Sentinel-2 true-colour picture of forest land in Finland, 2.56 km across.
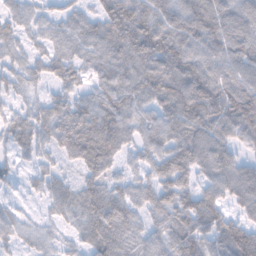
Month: February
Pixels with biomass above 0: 91%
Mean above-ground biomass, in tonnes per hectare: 71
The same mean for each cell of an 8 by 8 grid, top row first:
48 44 48 68 86 87 113 84
46 52 67 84 75 101 86 80
47 36 48 90 111 121 102 74
44 55 76 92 67 110 110 123
57 48 108 74 65 92 103 66
23 33 36 35 46 107 71 89
31 30 58 66 46 99 98 55
55 49 44 68 46 83 76 112
